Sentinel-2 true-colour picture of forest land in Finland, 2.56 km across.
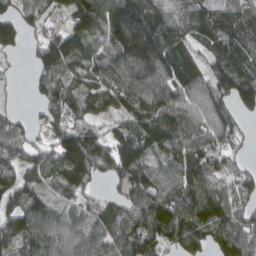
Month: March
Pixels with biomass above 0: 87%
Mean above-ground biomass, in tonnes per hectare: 104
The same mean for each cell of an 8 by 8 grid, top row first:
85 55 136 137 122 90 103 99
64 117 128 94 162 118 85 119
9 100 93 114 127 124 105 140
29 85 97 87 127 119 110 76
77 54 169 114 122 108 98 33
103 90 141 76 121 101 108 77
111 83 66 80 119 145 140 90
131 125 97 111 135 121 102 150
